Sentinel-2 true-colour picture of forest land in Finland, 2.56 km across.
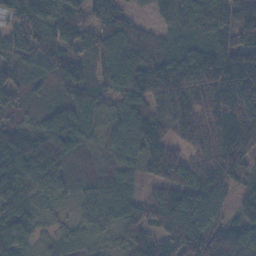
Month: November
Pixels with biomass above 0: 92%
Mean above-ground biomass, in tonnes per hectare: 103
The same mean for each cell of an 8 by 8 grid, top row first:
93 87 93 94 18 120 145 168
98 83 80 117 101 117 134 151
112 96 132 105 132 135 147 161
91 106 98 60 112 98 102 116
142 157 78 66 110 71 112 135
141 118 51 71 66 95 109 84
89 43 41 90 95 131 107 78
107 43 66 60 103 144 159 103
